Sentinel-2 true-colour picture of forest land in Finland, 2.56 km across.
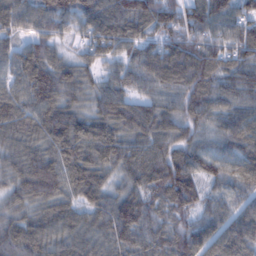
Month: February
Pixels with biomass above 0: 97%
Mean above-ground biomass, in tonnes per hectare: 91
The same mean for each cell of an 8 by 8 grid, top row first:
88 97 87 111 106 103 103 82
71 87 46 87 76 110 105 89
77 137 88 61 83 103 110 96
99 109 77 116 98 86 89 81
79 92 109 102 101 98 53 99
78 117 99 61 104 133 73 82
71 77 69 97 107 92 69 70
96 81 81 98 93 96 102 104
